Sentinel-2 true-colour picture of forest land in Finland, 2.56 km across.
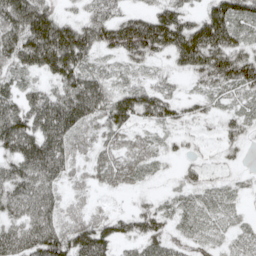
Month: May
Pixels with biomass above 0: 86%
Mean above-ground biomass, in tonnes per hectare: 70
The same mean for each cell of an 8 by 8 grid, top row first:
130 105 41 64 61 90 89 78
105 174 132 74 119 114 155 74
39 51 100 38 21 19 66 97
99 124 128 101 80 50 29 35
117 135 52 48 47 21 13 34
100 98 34 55 30 16 25 12
78 83 38 19 35 30 33 15
98 127 117 82 78 43 30 21
